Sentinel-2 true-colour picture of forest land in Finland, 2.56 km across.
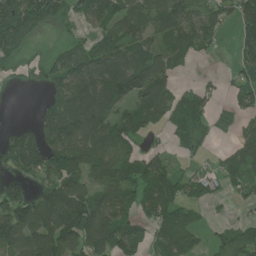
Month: June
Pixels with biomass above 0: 69%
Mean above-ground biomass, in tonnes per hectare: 75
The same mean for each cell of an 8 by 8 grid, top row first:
163 105 54 81 98 94 74 94
78 11 52 100 82 76 31 58
32 51 100 149 127 36 13 54
0 51 118 74 85 60 50 46
72 85 95 83 32 29 18 55
65 97 78 86 105 64 33 59
159 120 119 99 73 94 22 18
88 142 96 108 59 116 38 83
